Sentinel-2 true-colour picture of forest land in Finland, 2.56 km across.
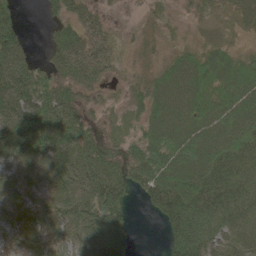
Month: May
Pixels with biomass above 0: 85%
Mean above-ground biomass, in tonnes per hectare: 61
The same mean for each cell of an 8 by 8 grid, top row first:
46 21 55 16 19 15 21 33
90 31 72 27 24 31 44 20
113 58 66 18 34 98 88 89
95 94 56 16 48 102 88 93
101 93 81 23 67 97 92 75
58 67 81 75 75 117 93 71
58 60 80 76 16 98 88 70
25 40 74 79 0 71 68 46
